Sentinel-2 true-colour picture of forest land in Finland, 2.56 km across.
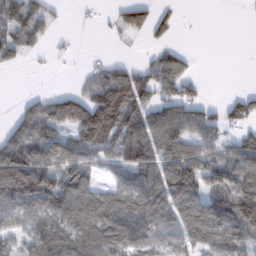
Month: February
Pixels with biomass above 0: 64%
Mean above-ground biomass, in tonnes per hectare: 69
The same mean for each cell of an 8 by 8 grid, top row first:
97 53 3 20 65 28 0 1
78 17 3 5 11 24 0 0
0 0 24 102 66 90 4 0
27 104 148 145 80 83 42 61
122 103 97 72 111 97 65 63
173 113 85 35 98 145 76 102
72 77 103 106 118 110 110 142
48 90 87 110 81 57 102 77
